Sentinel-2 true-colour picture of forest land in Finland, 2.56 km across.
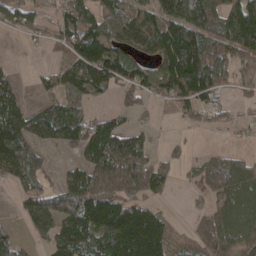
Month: April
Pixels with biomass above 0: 69%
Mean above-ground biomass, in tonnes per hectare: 92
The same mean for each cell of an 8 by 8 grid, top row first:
62 30 112 97 84 171 127 156
1 38 148 106 80 182 106 126
24 43 127 92 85 166 130 45
103 123 98 35 36 42 42 20
180 89 112 143 58 16 5 8
79 43 93 184 130 26 65 125
34 180 171 155 94 2 76 135
56 75 116 158 201 38 97 96
